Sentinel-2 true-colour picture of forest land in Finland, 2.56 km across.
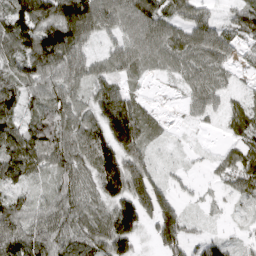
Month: April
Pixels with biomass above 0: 88%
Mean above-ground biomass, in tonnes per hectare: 73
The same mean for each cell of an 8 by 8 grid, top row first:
98 122 149 96 111 73 53 76
94 139 84 49 86 75 94 40
91 93 67 69 29 30 75 14
69 74 73 114 45 17 45 47
105 108 90 125 67 6 4 57
64 51 72 156 102 22 14 62
75 61 77 91 110 75 17 18
105 94 90 125 24 107 56 24
